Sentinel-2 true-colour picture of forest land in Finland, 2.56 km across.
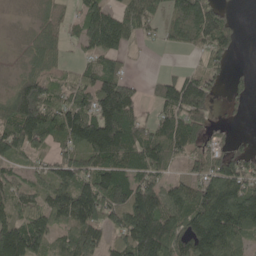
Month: May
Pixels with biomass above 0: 78%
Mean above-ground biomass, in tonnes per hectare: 92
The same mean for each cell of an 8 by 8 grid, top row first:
3 32 58 100 107 78 125 10
6 59 43 110 12 38 99 12
41 70 68 110 20 82 66 24
137 139 124 190 37 119 66 19
98 82 112 179 135 110 60 26
51 58 122 144 103 46 98 133
83 92 163 141 166 97 152 158
170 96 142 71 208 118 182 79
